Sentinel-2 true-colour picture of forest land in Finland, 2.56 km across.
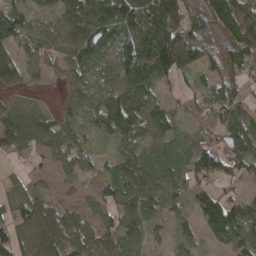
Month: April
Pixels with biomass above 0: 85%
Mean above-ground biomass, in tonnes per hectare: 70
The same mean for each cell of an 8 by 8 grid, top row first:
71 47 103 135 120 96 96 137
56 53 86 69 101 179 93 129
77 26 61 69 92 55 46 71
66 38 53 120 104 31 60 52
61 59 46 36 59 45 44 80
23 24 37 52 71 51 76 48
72 64 41 60 76 31 117 87
74 106 96 63 42 38 42 93
